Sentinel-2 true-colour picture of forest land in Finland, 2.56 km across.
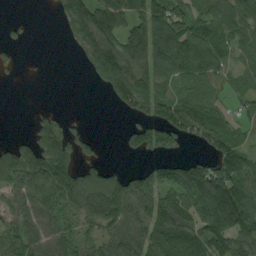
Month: August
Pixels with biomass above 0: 70%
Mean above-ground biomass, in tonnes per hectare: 88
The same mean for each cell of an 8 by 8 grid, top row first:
6 2 144 152 114 99 75 99
22 0 66 133 141 126 95 62
6 1 1 171 102 70 79 39
0 19 3 9 77 112 76 43
54 143 51 1 83 57 73 72
146 207 127 90 75 102 148 130
67 89 124 187 99 129 173 183
71 83 92 90 109 175 151 111
